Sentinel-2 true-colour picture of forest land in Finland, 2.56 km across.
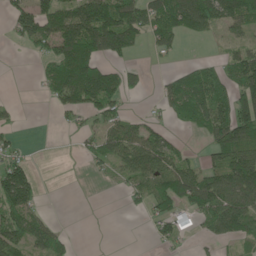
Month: May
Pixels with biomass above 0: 55%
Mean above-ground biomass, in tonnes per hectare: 64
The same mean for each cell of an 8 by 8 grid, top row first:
70 92 136 144 112 133 126 116
8 53 158 116 29 34 2 46
1 48 154 104 23 52 89 107
13 5 61 62 17 50 99 115
31 0 19 71 104 36 45 136
115 0 0 22 85 116 78 137
108 9 0 0 28 66 98 115
89 88 4 0 3 38 28 51
